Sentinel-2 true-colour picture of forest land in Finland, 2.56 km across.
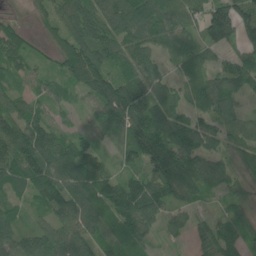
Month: June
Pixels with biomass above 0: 91%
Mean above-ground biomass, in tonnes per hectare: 83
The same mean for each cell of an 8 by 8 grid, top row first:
24 55 112 118 109 77 113 110
90 40 119 96 94 63 62 55
40 40 91 121 79 41 72 67
99 43 24 132 111 82 73 47
146 120 78 45 155 122 65 74
86 134 133 59 75 165 89 64
41 89 137 98 111 59 29 77
78 93 105 69 55 16 87 82
